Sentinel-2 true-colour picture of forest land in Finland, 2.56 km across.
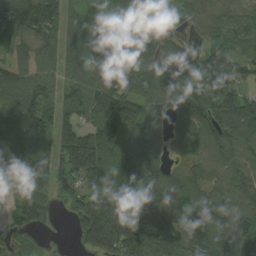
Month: August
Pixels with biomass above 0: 90%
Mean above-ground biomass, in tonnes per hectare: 108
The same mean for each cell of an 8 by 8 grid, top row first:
119 128 66 59 62 63 76 64
68 64 94 92 81 60 71 71
110 86 94 101 101 98 100 99
119 91 94 149 114 111 116 134
117 106 192 120 107 48 84 110
52 148 132 172 168 70 64 78
93 86 127 254 230 142 105 101
53 30 92 269 204 125 128 123
